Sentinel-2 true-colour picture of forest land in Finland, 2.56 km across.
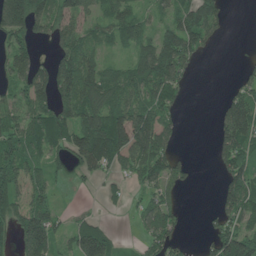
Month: June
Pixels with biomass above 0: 66%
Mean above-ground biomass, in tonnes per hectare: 71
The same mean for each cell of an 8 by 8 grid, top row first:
159 121 64 73 37 67 81 0
79 23 83 42 68 156 38 0
67 103 129 92 114 82 0 38
66 100 135 116 112 38 0 129
97 85 105 165 109 36 5 113
110 59 31 34 75 58 0 107
75 74 8 9 45 35 6 106
77 117 97 48 38 57 39 129
